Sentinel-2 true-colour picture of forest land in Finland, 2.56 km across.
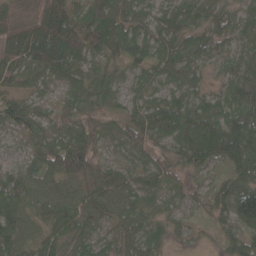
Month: May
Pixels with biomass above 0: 94%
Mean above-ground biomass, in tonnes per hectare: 54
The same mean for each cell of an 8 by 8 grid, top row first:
74 122 51 83 35 35 50 32
82 143 84 71 38 42 49 37
44 45 43 34 29 45 30 71
79 26 48 22 48 61 49 63
28 55 69 26 47 54 86 83
53 55 88 57 41 40 37 56
65 62 65 54 35 33 42 86
66 49 61 38 60 21 11 47
